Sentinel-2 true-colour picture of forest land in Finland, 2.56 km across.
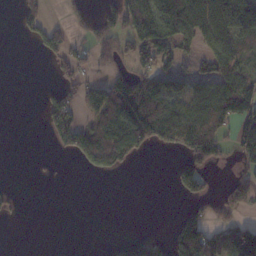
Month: November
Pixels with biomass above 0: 41%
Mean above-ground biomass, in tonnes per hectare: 59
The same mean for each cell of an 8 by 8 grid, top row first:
36 48 21 68 134 151 112 116
0 88 45 62 135 82 70 72
0 9 59 70 114 86 73 106
0 64 60 124 165 100 121 135
0 8 95 143 85 84 123 81
0 2 3 26 0 51 48 32
11 0 0 0 0 5 42 46
0 0 0 10 47 92 103 113
